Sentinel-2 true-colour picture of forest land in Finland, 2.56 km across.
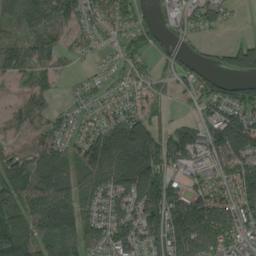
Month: August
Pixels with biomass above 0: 81%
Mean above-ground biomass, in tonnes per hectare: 99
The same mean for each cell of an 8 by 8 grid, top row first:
106 114 94 86 38 101 84 5
119 82 40 33 52 66 16 99
45 56 26 36 40 55 62 59
73 73 45 69 70 14 75 130
61 99 94 191 203 116 152 180
136 115 93 154 193 90 88 139
97 196 111 109 145 156 160 128
132 141 121 127 110 154 148 127
